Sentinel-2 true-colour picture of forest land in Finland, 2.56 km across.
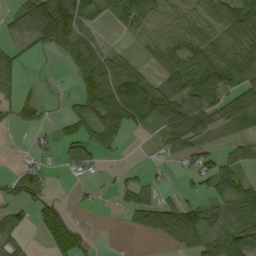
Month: September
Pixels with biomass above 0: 59%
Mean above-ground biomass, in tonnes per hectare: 48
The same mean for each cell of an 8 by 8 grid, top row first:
45 178 97 35 58 31 54 99
33 62 77 19 17 63 90 78
36 3 51 94 53 71 94 53
38 11 46 111 98 76 63 81
2 18 60 27 6 62 37 33
39 25 20 8 15 12 60 51
35 56 8 4 44 12 31 74
37 56 58 1 8 36 47 85
